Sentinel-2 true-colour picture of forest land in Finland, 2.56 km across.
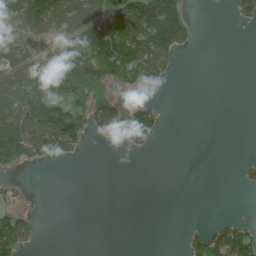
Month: June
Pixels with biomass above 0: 38%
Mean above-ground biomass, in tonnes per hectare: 54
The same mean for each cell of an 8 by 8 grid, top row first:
105 165 128 101 210 152 1 36
58 58 121 138 126 115 0 0
112 156 217 114 80 9 0 0
158 97 88 104 61 0 0 0
132 127 63 13 40 0 0 0
16 0 0 0 0 0 0 18
32 1 0 0 0 0 0 1
122 0 0 0 0 0 71 87
